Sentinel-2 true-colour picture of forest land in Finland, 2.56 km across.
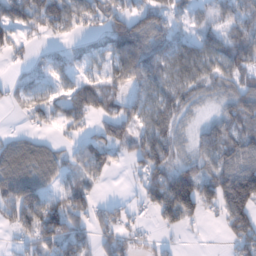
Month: January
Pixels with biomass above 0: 72%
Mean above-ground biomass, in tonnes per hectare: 69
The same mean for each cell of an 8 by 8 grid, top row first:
117 121 71 70 86 56 49 90
32 13 27 79 114 80 80 106
18 36 57 64 94 64 65 66
17 52 65 72 89 72 20 96
63 38 38 76 88 65 85 96
127 64 44 17 64 109 89 154
124 103 67 40 30 146 59 165
24 85 70 53 23 10 2 94
